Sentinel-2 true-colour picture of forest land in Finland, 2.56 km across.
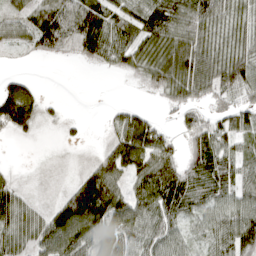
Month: April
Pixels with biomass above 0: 75%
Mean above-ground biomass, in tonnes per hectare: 58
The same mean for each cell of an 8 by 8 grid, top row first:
37 90 105 69 90 91 77 50
17 49 58 85 61 90 60 58
39 0 0 2 27 82 74 86
146 15 0 21 31 33 35 61
5 1 8 44 109 36 87 47
11 2 31 78 82 88 79 60
78 28 134 106 82 76 49 75
67 85 98 68 69 51 47 106
